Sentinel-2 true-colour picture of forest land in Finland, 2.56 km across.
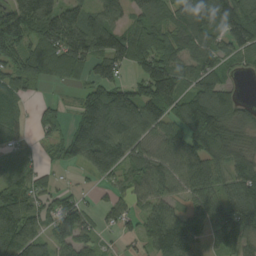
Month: August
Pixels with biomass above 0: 82%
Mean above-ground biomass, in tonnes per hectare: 96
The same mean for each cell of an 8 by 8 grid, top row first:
158 201 85 67 96 85 142 118
124 103 143 139 127 102 94 94
79 43 47 96 125 134 95 18
46 35 92 175 144 100 183 70
47 42 158 140 82 114 127 79
64 27 16 73 106 113 118 118
120 77 64 47 63 61 114 123
135 66 73 15 69 166 75 84
